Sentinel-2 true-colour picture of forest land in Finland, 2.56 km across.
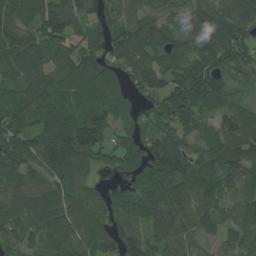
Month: August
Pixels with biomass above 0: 92%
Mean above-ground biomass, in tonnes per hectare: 91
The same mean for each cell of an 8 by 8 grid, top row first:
88 138 83 83 78 74 96 95
106 104 83 81 94 85 100 80
71 89 118 97 106 86 110 40
83 126 83 113 58 142 60 75
125 139 164 91 103 88 64 112
101 89 73 44 102 101 86 87
102 112 90 88 83 95 75 62
79 89 88 74 107 83 44 67
